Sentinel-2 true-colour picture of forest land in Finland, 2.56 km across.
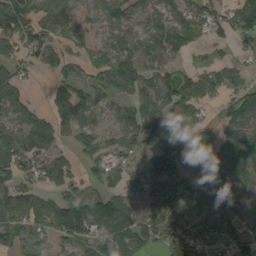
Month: August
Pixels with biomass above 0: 78%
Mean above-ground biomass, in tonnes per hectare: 80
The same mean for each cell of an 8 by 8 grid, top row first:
110 95 76 73 69 69 75 90
81 86 34 75 89 78 32 31
89 23 64 78 86 80 71 60
74 57 101 48 80 95 21 88
105 78 57 55 70 102 89 135
96 98 49 55 78 98 70 84
126 78 116 114 81 80 101 99
71 65 94 124 96 124 92 85
